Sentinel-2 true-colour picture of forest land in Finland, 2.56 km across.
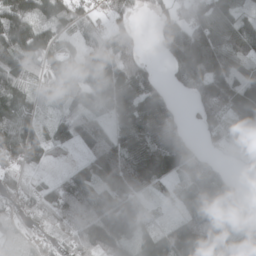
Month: April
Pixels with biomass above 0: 86%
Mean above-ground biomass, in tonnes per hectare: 107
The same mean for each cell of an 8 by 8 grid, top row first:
171 137 76 78 14 99 123 56
157 111 75 142 35 190 172 91
109 88 160 170 101 76 198 120
96 44 119 123 168 54 134 150
143 90 92 126 133 138 30 55
80 38 101 126 133 91 94 29
79 108 172 193 87 30 80 65
60 60 134 196 90 164 116 80
